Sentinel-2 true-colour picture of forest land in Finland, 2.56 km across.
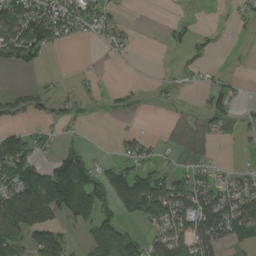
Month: August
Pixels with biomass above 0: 44%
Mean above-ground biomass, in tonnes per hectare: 53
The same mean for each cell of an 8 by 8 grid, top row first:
109 125 73 26 0 3 0 18
87 68 1 28 0 9 13 1
0 4 13 1 2 7 18 9
27 24 20 11 2 2 38 15
116 32 24 7 40 3 11 9
114 127 180 81 83 55 39 38
163 171 175 72 114 119 128 116
78 122 13 92 55 84 106 62
